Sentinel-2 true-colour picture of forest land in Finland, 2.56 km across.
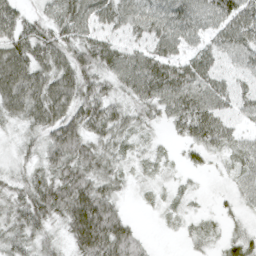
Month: April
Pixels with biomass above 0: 89%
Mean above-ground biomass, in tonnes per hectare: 49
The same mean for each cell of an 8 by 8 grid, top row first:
52 44 67 60 65 65 53 67
70 72 61 54 48 48 40 57
82 67 69 53 87 83 57 27
56 75 68 54 42 55 68 29
27 60 67 44 21 14 50 34
34 54 71 45 17 10 10 33
49 70 100 52 6 15 7 22
47 38 77 94 21 5 21 30
